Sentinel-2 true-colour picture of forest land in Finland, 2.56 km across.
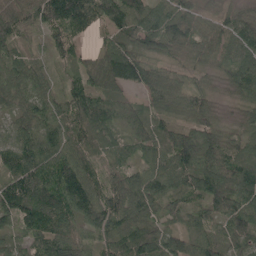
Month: May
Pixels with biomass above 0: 96%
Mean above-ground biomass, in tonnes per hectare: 73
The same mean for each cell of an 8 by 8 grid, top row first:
84 100 126 103 92 85 39 60
58 42 35 68 56 58 66 88
74 50 62 100 92 56 27 88
53 62 98 61 61 52 61 27
74 76 62 51 64 98 77 53
93 87 107 55 78 86 94 104
101 113 103 87 91 52 67 89
38 92 60 65 94 75 55 74
